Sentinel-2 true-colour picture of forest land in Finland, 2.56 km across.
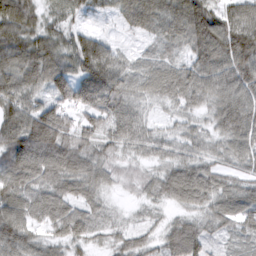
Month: March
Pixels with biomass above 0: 95%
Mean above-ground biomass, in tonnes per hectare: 76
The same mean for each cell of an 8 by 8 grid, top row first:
114 48 37 27 86 83 87 91
100 91 92 48 16 42 121 134
97 101 119 124 58 83 100 116
102 103 81 91 39 37 53 123
117 146 92 64 62 55 51 87
103 97 99 43 41 97 90 60
90 93 67 18 19 43 68 91
93 51 53 33 38 89 60 36
